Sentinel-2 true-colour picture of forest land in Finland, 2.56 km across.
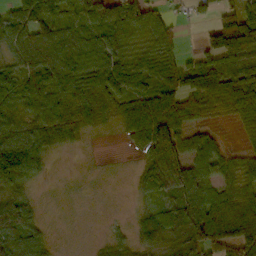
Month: October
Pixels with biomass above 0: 75%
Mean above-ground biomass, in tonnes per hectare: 61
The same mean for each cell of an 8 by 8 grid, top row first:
79 84 69 114 97 19 21 83
77 89 81 80 49 44 54 111
78 81 81 86 56 80 69 81
59 58 55 30 83 89 29 38
87 52 14 1 55 107 61 12
107 14 1 0 48 142 77 55
129 2 1 0 25 92 94 55
109 35 0 18 48 51 122 85
